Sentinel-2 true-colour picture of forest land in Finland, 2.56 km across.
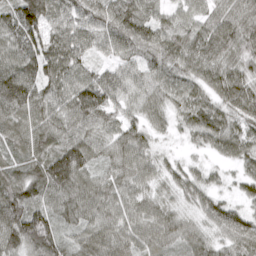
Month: April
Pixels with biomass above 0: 96%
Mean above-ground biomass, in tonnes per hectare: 79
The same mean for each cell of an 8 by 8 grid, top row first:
101 102 84 101 84 55 62 87
86 94 81 66 77 79 92 88
129 92 80 71 65 72 79 99
105 94 111 60 61 50 78 82
73 82 94 72 68 13 51 69
78 126 92 62 68 55 36 43
110 74 92 80 74 52 75 51
101 114 66 101 81 68 63 95
